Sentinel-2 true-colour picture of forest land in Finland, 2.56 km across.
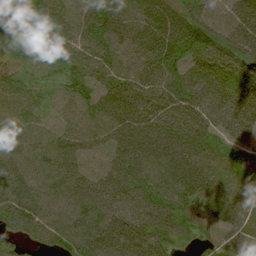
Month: August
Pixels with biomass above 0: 93%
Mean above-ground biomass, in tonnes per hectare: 50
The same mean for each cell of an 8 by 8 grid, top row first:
48 61 57 67 60 48 51 56
43 45 51 52 57 55 69 76
38 15 53 53 57 67 60 49
56 23 52 71 63 57 51 59
57 54 50 50 64 52 33 33
54 47 38 47 54 54 38 31
64 53 51 51 50 49 38 41
49 41 63 63 43 29 24 32
